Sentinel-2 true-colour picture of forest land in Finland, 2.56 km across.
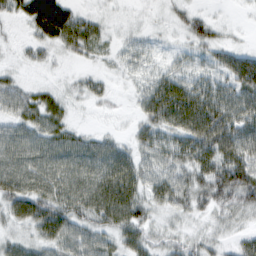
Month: February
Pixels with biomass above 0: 85%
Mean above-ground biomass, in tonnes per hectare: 42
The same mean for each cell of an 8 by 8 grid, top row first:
29 93 37 7 5 18 17 4
9 30 46 16 22 12 38 26
20 8 17 11 24 49 39 74
35 56 5 7 40 91 91 67
53 54 43 31 39 55 84 74
68 63 58 78 44 44 63 79
55 68 57 84 47 39 28 39
28 47 49 35 43 25 23 25
